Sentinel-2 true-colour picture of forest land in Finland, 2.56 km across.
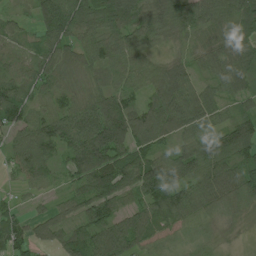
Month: July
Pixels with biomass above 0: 93%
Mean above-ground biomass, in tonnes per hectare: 72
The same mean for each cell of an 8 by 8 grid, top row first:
23 106 98 107 85 93 79 77
31 67 64 82 58 17 48 63
60 65 35 62 69 94 42 75
81 57 84 118 85 118 74 51
65 92 117 156 78 48 73 95
35 54 86 136 120 76 100 90
32 31 69 81 70 88 72 48
69 50 79 104 51 32 22 9
